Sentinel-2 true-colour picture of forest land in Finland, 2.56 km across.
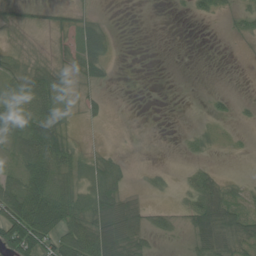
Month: June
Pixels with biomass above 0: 52%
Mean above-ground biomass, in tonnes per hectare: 30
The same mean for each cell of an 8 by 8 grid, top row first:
24 14 20 1 0 2 16 21
12 14 62 25 0 0 0 0
39 49 26 8 0 0 0 0
72 57 22 5 0 0 8 6
52 96 13 2 0 1 14 3
44 69 37 51 5 6 29 5
85 80 58 92 27 11 83 37
110 53 76 103 34 8 57 53
